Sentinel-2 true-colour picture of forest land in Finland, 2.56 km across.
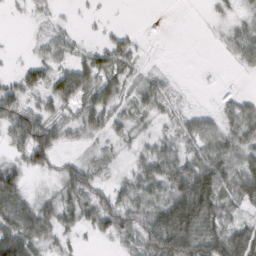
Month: February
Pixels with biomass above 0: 72%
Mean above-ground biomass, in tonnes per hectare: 38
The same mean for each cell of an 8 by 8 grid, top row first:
3 12 5 2 0 0 7 17
2 32 18 54 8 0 1 39
30 48 64 49 28 6 0 1
73 41 42 44 28 18 22 46
44 75 21 20 19 30 49 48
55 17 60 14 47 74 91 62
73 36 61 72 57 96 81 31
92 31 11 31 70 94 67 65
